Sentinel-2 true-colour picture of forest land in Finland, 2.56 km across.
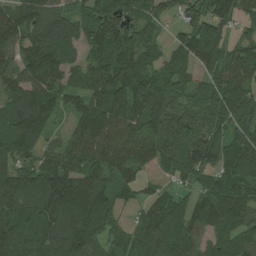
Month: July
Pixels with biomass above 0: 91%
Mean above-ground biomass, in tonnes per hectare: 118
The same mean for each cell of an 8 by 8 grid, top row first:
120 164 108 142 103 50 115 75
130 210 87 172 104 72 147 82
126 144 68 162 115 98 78 122
127 115 94 143 130 167 150 144
119 60 111 126 136 218 164 143
129 128 137 103 50 67 84 129
129 146 214 101 71 106 87 125
131 129 147 61 86 118 46 91
